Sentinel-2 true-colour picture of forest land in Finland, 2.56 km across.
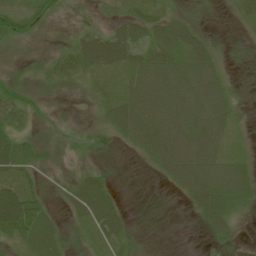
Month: June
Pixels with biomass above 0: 79%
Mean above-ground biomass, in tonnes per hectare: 32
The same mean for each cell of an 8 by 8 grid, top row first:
39 26 13 14 36 30 9 15
8 9 47 71 48 53 37 6
19 21 20 30 64 63 58 2
33 9 5 39 59 58 65 11
61 20 16 21 39 66 60 14
43 14 29 11 2 47 67 49
98 26 41 40 1 1 49 29
37 55 11 31 10 0 7 7
